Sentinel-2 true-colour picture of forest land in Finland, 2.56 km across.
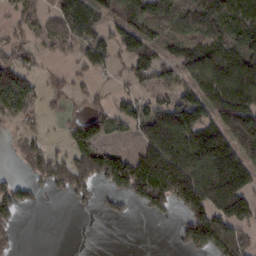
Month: February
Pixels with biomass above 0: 62%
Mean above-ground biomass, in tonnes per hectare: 85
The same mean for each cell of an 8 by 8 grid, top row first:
38 44 127 62 77 100 123 108
57 21 59 77 107 51 112 114
125 29 25 17 45 45 119 132
115 25 39 59 72 150 131 192
31 29 92 29 89 151 147 119
37 113 149 183 208 223 170 151
95 6 25 34 52 64 171 163
29 0 0 0 0 33 147 88
